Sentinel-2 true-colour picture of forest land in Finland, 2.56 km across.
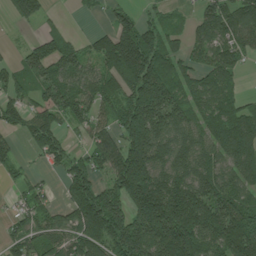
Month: July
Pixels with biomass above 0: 78%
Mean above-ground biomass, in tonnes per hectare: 114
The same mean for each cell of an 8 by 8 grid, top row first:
73 31 6 52 44 27 97 126
19 97 63 176 193 65 92 88
84 117 119 132 215 117 97 42
91 124 89 76 231 136 105 106
32 107 28 85 236 132 109 156
23 20 139 119 248 145 140 110
36 59 142 150 220 218 181 124
72 82 140 153 173 250 153 186
